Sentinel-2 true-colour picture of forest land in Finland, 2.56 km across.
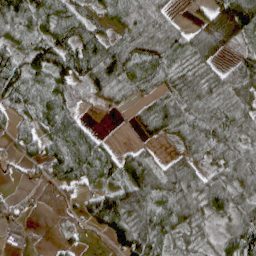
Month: April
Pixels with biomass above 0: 79%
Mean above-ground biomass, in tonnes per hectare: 68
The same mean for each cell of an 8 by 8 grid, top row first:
112 78 64 63 87 22 47 129
55 102 88 68 91 81 91 30
93 70 90 108 78 69 75 73
53 60 39 17 45 86 84 84
36 68 92 18 29 39 88 57
14 51 77 60 116 89 63 96
18 7 51 142 114 121 75 72
12 5 17 58 137 50 27 104
